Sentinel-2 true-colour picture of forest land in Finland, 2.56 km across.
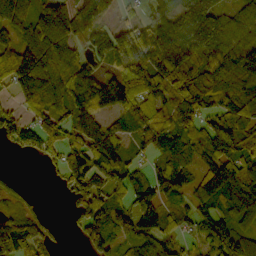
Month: October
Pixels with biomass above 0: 81%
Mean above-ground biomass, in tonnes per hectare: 90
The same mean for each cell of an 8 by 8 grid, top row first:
84 136 115 41 44 105 139 69
110 131 73 162 141 182 137 92
130 125 142 115 110 120 100 84
59 104 96 82 84 96 55 86
73 99 90 94 60 87 72 91
17 12 141 124 51 107 107 109
42 8 75 89 75 40 67 84
116 58 42 82 70 48 80 85
